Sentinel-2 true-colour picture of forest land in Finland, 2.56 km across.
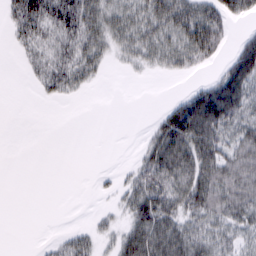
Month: February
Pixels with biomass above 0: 55%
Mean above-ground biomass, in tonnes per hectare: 27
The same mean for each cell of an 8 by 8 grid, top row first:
44 62 65 39 44 58 49 26
14 32 48 25 39 44 43 24
0 35 31 1 3 5 16 55
0 0 0 0 0 41 65 53
0 0 0 0 16 60 53 43
0 0 0 5 39 47 46 44
0 0 0 8 51 37 49 47
0 5 24 16 59 54 42 28
